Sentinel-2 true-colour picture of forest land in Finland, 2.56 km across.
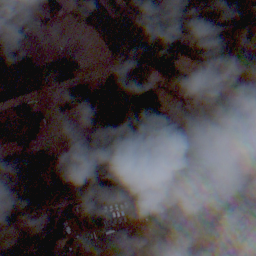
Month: November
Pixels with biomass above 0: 74%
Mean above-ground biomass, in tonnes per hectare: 73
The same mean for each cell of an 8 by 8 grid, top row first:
8 20 29 70 70 56 76 80
79 8 10 61 91 86 82 85
121 94 57 62 58 77 25 111
89 30 41 135 124 18 13 35
77 43 33 103 127 72 48 38
149 74 77 92 113 127 73 86
82 34 61 81 73 96 115 99
26 120 73 59 66 138 131 93
